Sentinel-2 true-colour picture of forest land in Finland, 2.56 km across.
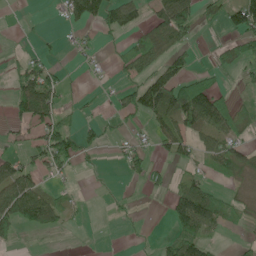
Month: June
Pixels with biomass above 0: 43%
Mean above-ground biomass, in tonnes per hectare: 41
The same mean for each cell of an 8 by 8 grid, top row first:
0 3 92 58 35 135 27 94
3 10 13 7 59 64 8 54
44 73 5 7 57 65 26 13
37 83 11 17 77 115 133 46
15 82 54 9 11 70 53 44
82 24 5 0 40 15 23 41
133 87 8 4 2 85 99 26
34 1 0 0 3 71 44 8
